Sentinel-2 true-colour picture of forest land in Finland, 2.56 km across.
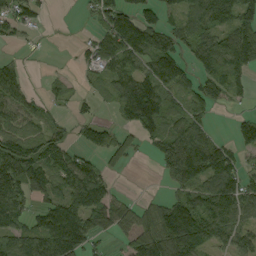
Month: September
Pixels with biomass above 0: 68%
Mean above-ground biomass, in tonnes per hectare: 70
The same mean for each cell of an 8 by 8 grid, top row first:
71 12 6 103 71 45 92 90
15 2 18 105 112 80 104 122
69 15 15 58 70 89 89 52
64 29 20 13 65 54 45 15
86 83 37 63 30 124 97 58
142 94 121 29 0 101 103 76
87 80 125 104 42 113 112 90
93 88 110 22 108 145 67 58
